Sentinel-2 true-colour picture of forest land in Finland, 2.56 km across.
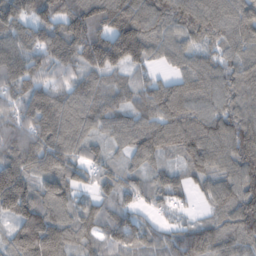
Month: February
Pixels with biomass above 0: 94%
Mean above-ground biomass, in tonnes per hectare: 102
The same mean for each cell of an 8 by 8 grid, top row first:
117 99 135 137 125 95 105 110
118 123 140 158 122 89 65 93
130 91 88 63 50 70 88 92
97 160 120 96 95 120 89 88
133 140 97 61 115 105 131 94
152 106 68 80 66 65 89 110
137 112 84 85 50 45 42 110
120 182 88 86 95 95 111 85
